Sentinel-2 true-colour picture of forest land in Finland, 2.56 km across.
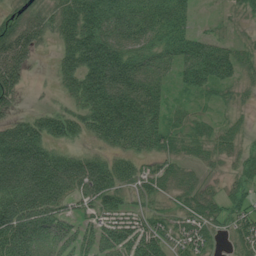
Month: July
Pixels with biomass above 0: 84%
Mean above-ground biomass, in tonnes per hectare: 76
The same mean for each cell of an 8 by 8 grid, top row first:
41 60 107 89 82 91 7 26
112 20 127 115 68 78 80 39
84 11 106 142 103 49 94 47
30 47 69 158 154 28 19 19
149 87 30 78 99 50 52 34
181 188 156 114 60 52 23 48
142 129 41 69 40 38 65 55
113 42 53 88 121 64 55 60
